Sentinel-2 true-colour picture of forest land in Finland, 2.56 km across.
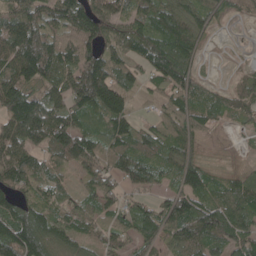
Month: May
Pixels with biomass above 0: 87%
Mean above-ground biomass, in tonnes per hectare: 78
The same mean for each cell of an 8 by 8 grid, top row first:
101 85 115 89 80 107 65 32
119 110 94 54 76 127 18 3
119 81 118 130 50 113 23 30
139 109 80 132 10 79 66 50
93 82 109 91 70 86 17 9
99 64 41 62 72 77 65 46
83 67 53 57 49 93 92 107
132 114 66 64 67 79 108 82
